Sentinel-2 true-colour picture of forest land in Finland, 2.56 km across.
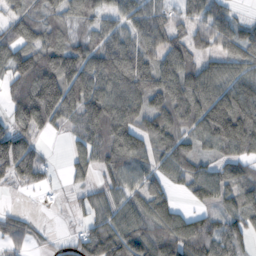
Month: November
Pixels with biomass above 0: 81%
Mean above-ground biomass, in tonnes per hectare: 96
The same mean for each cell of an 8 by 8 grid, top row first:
84 73 73 70 96 64 98 28
112 120 96 132 98 100 69 92
112 176 148 151 109 124 115 96
116 158 124 149 107 124 170 162
154 9 66 126 91 100 71 122
94 28 41 78 86 72 102 87
19 6 33 88 99 67 67 92
74 27 86 164 120 144 120 71
